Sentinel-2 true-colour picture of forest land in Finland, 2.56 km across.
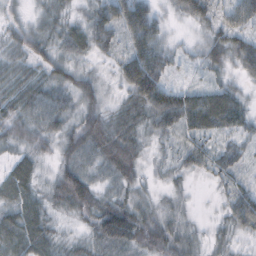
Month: October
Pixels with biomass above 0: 93%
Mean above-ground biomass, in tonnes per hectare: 45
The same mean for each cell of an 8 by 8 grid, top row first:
18 33 23 86 95 23 49 81
37 39 44 40 92 24 53 60
49 45 41 22 135 20 24 24
46 59 43 35 60 110 88 52
33 25 58 66 30 28 44 34
56 19 61 40 20 20 30 31
50 31 48 64 32 15 2 69
59 42 24 72 52 37 21 22
